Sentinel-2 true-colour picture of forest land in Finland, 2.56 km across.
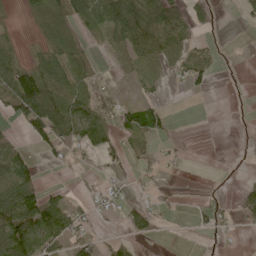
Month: May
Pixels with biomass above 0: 46%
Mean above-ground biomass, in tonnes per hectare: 35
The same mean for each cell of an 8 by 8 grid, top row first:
8 69 50 74 97 79 21 11
26 37 42 34 88 58 19 1
91 73 44 4 43 13 26 0
66 124 79 25 68 3 0 0
19 42 50 33 23 9 1 0
87 2 6 13 9 2 2 3
102 73 22 13 32 7 21 32
118 63 37 15 14 0 2 2
